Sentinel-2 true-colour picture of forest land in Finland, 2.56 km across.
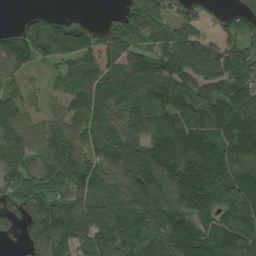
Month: August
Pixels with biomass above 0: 86%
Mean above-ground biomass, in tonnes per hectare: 138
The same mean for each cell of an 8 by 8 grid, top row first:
10 67 1 41 147 71 31 63
186 167 180 150 79 120 106 92
57 48 92 137 138 127 129 136
139 74 143 90 96 146 146 156
154 155 128 159 182 196 163 171
117 137 198 183 268 198 164 185
94 161 198 228 243 209 138 163
30 185 152 238 146 185 159 152
